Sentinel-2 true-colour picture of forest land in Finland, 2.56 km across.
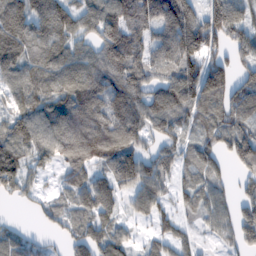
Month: February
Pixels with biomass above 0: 83%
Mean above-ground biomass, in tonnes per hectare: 93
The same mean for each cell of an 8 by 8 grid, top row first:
125 129 100 100 120 158 126 106
111 121 82 140 91 159 117 97
96 123 129 111 102 128 190 70
95 119 131 114 110 115 80 94
111 117 119 112 69 77 69 112
112 26 69 86 117 58 74 45
10 46 75 71 76 47 64 71
71 26 83 91 28 68 20 68
